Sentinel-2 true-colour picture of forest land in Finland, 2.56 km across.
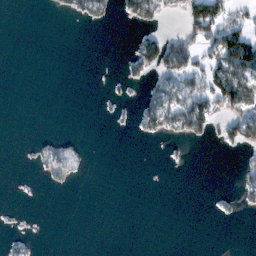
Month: February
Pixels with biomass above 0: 21%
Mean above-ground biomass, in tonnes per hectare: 22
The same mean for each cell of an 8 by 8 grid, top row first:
0 4 36 18 76 16 119 34
0 0 0 0 69 78 54 114
0 0 0 4 32 67 81 85
0 0 0 7 51 95 75 67
1 31 14 0 5 13 16 59
1 39 17 0 0 0 0 23
3 0 0 0 0 0 1 19
13 1 0 0 0 0 0 0
